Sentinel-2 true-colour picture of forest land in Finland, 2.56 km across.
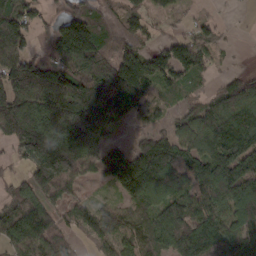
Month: March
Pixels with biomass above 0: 81%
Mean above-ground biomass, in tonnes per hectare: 112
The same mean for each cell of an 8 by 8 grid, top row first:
122 46 133 54 78 29 16 3
108 97 227 99 50 87 68 1
159 176 180 188 137 75 24 48
187 163 216 143 89 34 82 150
118 239 203 53 80 106 130 181
37 192 103 97 174 106 155 169
111 110 68 69 97 121 125 144
120 120 41 97 104 159 168 100
